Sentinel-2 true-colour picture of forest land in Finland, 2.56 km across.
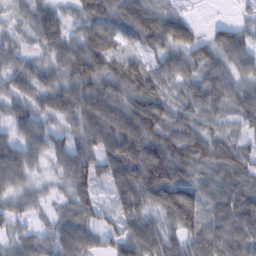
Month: February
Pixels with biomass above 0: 92%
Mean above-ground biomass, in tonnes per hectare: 65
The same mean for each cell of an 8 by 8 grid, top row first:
29 60 57 86 82 47 0 13
36 55 71 68 52 70 53 64
62 54 86 79 96 50 64 51
54 57 78 85 106 55 58 60
57 57 61 83 106 86 74 45
64 24 83 70 118 101 60 86
36 22 63 34 66 141 68 100
42 48 73 44 87 53 85 87
